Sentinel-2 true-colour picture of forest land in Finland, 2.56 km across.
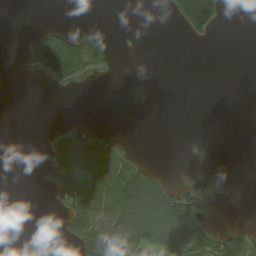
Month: August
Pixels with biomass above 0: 26%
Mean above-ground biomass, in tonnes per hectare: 35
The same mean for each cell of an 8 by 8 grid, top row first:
0 0 0 0 0 76 202 0
4 189 135 22 1 0 1 0
0 57 63 1 0 0 0 0
0 0 0 0 0 0 0 0
0 31 104 40 0 0 15 0
0 43 117 94 77 1 20 0
0 11 145 92 130 100 13 0
0 0 89 84 83 87 67 49
